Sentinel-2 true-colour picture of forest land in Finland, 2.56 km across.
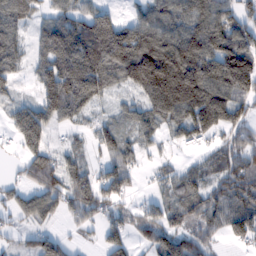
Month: February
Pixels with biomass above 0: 79%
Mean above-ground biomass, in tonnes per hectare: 102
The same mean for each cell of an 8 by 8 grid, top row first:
98 65 100 75 90 122 147 105
85 126 187 219 211 182 165 176
49 128 192 86 226 252 167 198
74 104 78 36 87 133 188 88
52 68 29 99 58 45 55 82
27 126 89 108 21 67 91 145
68 84 92 76 59 74 91 127
33 61 19 74 55 106 67 64
